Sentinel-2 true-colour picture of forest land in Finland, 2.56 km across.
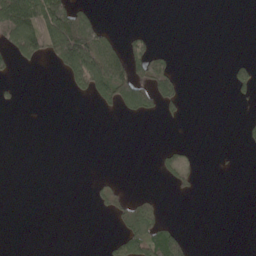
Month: May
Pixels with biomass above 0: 18%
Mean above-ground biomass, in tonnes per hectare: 28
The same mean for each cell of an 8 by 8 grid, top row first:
188 142 89 0 0 0 0 0
110 105 222 59 36 4 0 0
10 0 83 135 75 49 0 35
3 0 0 17 54 18 0 3
0 0 0 0 0 10 0 6
0 0 0 6 0 30 0 1
0 0 0 27 47 0 0 0
0 0 0 20 89 89 0 0
